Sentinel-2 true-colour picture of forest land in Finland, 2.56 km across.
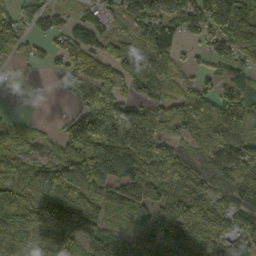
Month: October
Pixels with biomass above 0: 81%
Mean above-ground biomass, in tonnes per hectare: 96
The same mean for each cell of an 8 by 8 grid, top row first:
63 72 53 49 111 109 122 145
67 47 137 82 84 65 53 108
13 11 92 157 85 49 52 73
7 1 63 113 72 78 89 111
72 34 106 181 131 67 79 94
107 142 149 119 119 126 89 120
111 123 156 81 93 132 127 107
143 139 125 77 138 186 150 87
